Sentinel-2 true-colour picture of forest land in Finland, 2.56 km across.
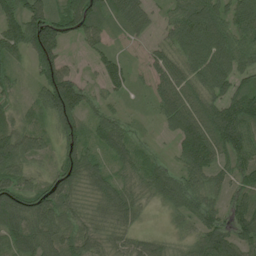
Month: July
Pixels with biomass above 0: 90%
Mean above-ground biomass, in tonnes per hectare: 69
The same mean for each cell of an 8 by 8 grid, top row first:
82 91 118 56 58 69 115 97
64 125 20 29 19 69 125 87
21 86 42 53 23 78 96 59
29 90 82 36 10 99 81 117
97 37 76 91 23 48 114 118
75 45 85 60 70 70 84 64
100 90 33 67 28 58 75 70
79 80 62 40 37 26 96 83
